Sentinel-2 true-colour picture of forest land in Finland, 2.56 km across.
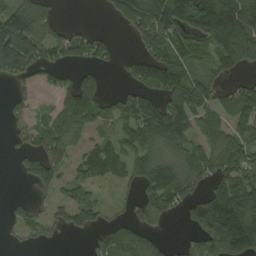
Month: August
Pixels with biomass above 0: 65%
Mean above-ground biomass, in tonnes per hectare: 95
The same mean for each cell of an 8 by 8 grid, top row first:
145 65 0 43 169 182 235 213
215 128 104 46 67 98 71 134
88 44 79 4 105 140 64 40
48 44 142 63 137 150 103 138
38 108 70 66 119 123 96 113
17 111 66 69 107 136 105 142
34 37 110 22 91 64 181 215
23 33 7 60 79 13 125 200
